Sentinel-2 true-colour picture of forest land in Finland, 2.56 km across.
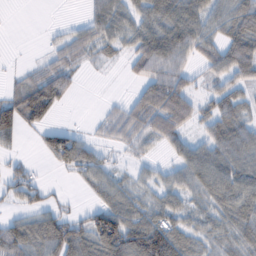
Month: February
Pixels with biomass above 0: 71%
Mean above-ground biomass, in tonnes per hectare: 50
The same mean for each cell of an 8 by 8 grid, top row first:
0 0 9 68 54 78 59 79
0 19 58 31 68 86 46 79
26 82 16 1 48 68 31 49
97 59 0 27 82 88 38 46
18 54 68 31 39 43 52 68
40 4 35 40 20 39 67 67
22 38 14 75 54 44 43 58
87 88 83 120 123 64 40 49
